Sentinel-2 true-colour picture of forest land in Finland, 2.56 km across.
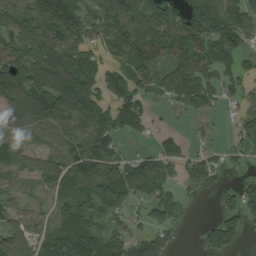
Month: August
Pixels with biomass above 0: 77%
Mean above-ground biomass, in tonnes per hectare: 104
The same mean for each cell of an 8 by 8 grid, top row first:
131 151 135 147 139 84 156 112
148 200 120 143 168 98 109 83
195 213 215 103 115 146 64 59
141 170 148 104 75 28 43 63
105 81 123 86 17 47 27 70
83 124 174 155 158 46 60 27
73 54 122 83 53 76 3 92
111 104 174 110 88 29 60 43
